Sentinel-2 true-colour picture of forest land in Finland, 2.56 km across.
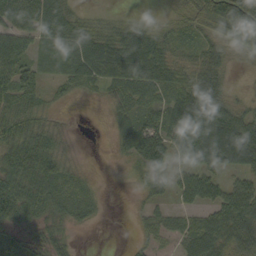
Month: September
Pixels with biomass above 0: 78%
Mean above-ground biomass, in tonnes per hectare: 46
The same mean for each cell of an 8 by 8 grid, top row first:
67 59 18 9 6 14 85 136
66 31 53 63 73 32 33 40
69 24 41 52 68 42 58 2
59 20 2 19 33 70 101 39
70 45 3 10 62 61 113 115
71 58 13 1 26 33 51 43
84 50 31 1 18 24 48 98
69 49 5 0 22 26 69 70
